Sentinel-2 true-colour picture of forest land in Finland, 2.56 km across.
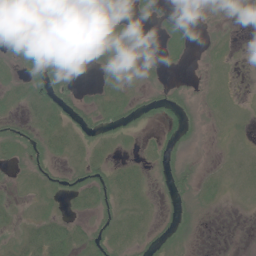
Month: June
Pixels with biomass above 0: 48%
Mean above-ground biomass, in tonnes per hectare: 10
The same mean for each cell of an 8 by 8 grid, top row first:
28 17 5 13 6 5 1 0
17 25 10 13 5 12 4 2
8 25 5 9 4 3 5 1
7 19 17 19 15 19 7 5
19 17 11 10 4 14 1 4
4 13 14 14 7 16 6 9
5 7 9 14 11 10 4 1
7 29 16 16 11 11 0 0
